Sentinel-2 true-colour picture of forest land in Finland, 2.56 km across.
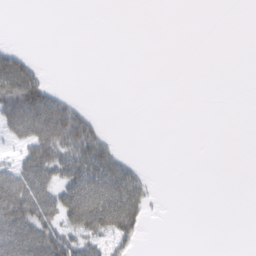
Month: February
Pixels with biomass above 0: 28%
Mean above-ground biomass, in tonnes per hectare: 24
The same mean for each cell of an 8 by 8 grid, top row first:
0 0 0 0 0 0 0 0
13 0 0 0 0 0 0 0
80 17 0 0 0 0 0 0
81 88 31 0 0 0 0 0
29 91 79 21 0 0 0 0
71 67 71 72 17 0 0 0
111 68 98 109 38 0 0 0
77 85 60 44 7 0 0 0
